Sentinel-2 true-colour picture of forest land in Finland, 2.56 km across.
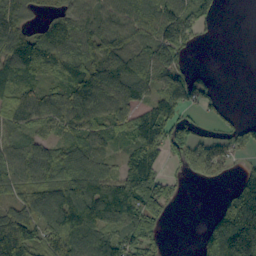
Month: September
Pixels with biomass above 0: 74%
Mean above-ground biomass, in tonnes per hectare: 85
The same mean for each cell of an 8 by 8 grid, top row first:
103 43 61 77 86 151 73 0
100 102 87 71 58 140 3 0
80 52 120 122 90 89 37 0
75 77 91 92 64 98 30 9
63 64 70 40 120 100 51 53
91 111 125 63 138 19 51 57
66 131 175 133 119 12 8 260
140 97 153 121 86 0 106 314
